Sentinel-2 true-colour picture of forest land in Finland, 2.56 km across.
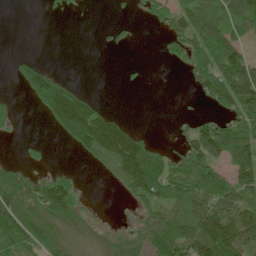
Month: June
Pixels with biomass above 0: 54%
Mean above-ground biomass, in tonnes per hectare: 65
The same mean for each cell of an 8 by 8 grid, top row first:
0 10 5 10 33 71 82 107
1 0 0 22 0 72 152 76
36 112 8 0 5 0 119 187
22 76 138 32 0 8 30 127
9 17 73 138 78 30 168 110
62 46 10 38 131 81 110 111
106 93 42 3 64 62 123 119
102 81 43 60 87 105 181 149
